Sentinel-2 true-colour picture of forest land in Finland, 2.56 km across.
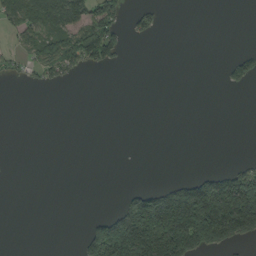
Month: August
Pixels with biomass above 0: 25%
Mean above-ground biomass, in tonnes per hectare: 51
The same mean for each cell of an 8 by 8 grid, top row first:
74 117 96 96 40 0 0 0
20 73 136 90 0 0 0 6
11 44 11 0 0 0 0 49
0 0 0 0 0 0 0 0
0 0 0 0 0 0 0 0
0 0 0 0 0 13 57 109
0 0 0 11 208 280 288 289
0 0 25 281 281 302 165 83
